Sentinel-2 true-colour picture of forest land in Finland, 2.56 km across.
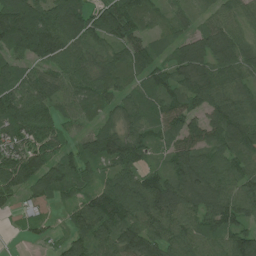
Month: July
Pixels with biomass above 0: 92%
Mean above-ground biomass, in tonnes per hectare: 91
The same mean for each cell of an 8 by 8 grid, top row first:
166 117 142 125 86 46 50 73
108 140 85 77 74 69 89 91
102 91 74 79 86 92 110 74
129 90 62 62 92 100 96 104
83 96 67 129 107 69 97 122
128 118 67 90 98 89 95 90
35 24 79 141 134 103 90 101
3 21 71 100 130 81 78 113
